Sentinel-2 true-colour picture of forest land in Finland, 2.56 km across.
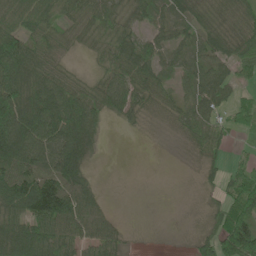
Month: June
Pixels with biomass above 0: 76%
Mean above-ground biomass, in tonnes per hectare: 52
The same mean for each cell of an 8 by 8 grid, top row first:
59 58 51 38 42 53 43 53
110 48 19 45 53 44 52 65
83 57 23 54 52 35 61 38
121 98 97 44 28 29 54 38
124 85 81 1 0 6 54 8
95 84 56 0 0 1 18 43
87 133 82 10 0 1 19 80
114 84 59 47 1 1 41 137
